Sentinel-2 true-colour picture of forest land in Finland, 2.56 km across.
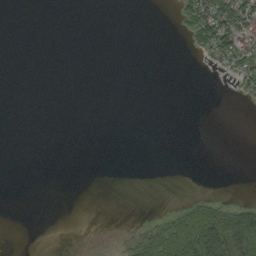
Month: September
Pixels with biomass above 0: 14%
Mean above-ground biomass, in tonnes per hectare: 13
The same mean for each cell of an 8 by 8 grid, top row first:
0 0 0 0 0 13 87 72
0 0 0 0 0 0 48 73
0 0 0 0 0 0 1 30
0 0 0 0 0 0 0 0
0 0 0 0 0 0 0 0
0 0 0 0 0 0 0 0
0 0 0 0 0 13 51 45
0 0 0 1 45 110 129 135
